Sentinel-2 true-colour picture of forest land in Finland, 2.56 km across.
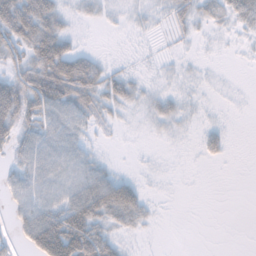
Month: November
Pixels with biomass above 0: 56%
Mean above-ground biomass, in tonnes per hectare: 26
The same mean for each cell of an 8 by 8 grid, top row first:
80 57 13 9 12 27 26 34
41 76 14 0 2 6 3 4
45 89 81 33 8 9 4 0
68 47 43 18 11 21 3 1
31 42 28 2 1 2 24 0
27 40 40 29 4 0 0 0
25 41 68 70 31 0 0 0
16 90 96 43 3 0 0 0
